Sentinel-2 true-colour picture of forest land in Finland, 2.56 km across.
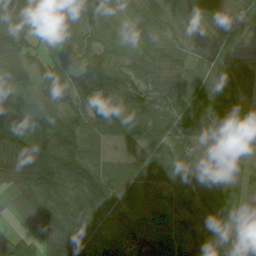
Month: August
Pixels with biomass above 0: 94%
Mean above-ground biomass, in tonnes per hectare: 67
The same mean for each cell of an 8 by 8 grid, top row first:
75 53 77 56 57 54 68 63
78 42 73 43 39 46 57 47
85 78 90 92 68 64 74 76
84 71 66 91 82 75 66 23
86 99 82 37 70 59 51 44
86 117 91 67 60 70 56 60
24 92 79 53 41 62 65 63
45 61 101 64 64 72 65 56
